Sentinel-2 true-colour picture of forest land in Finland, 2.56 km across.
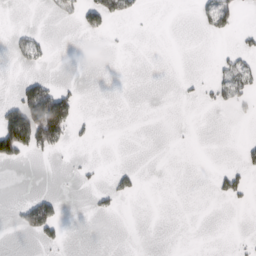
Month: February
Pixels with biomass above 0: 12%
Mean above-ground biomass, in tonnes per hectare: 14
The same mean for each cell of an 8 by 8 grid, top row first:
0 6 37 46 5 0 30 17
16 9 0 0 0 0 0 15
6 19 3 0 0 1 12 40
71 173 15 0 0 0 3 10
120 73 5 0 0 0 0 8
0 0 5 9 3 0 2 26
13 44 0 9 0 0 0 3
1 18 0 0 0 0 0 3
